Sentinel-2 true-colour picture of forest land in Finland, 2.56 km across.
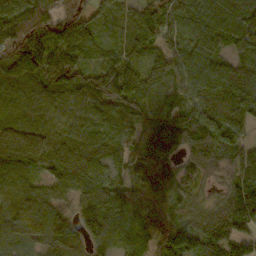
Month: October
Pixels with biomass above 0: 94%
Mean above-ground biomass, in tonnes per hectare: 110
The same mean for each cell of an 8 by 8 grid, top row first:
132 137 98 51 95 107 130 149
164 150 103 46 96 81 95 93
149 156 111 117 102 105 106 108
88 102 87 95 113 104 130 117
91 83 99 98 163 172 157 89
102 70 114 87 130 122 79 105
110 120 107 160 128 85 69 169
74 135 80 103 46 151 115 102
